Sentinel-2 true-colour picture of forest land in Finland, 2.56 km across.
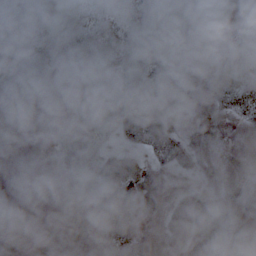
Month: October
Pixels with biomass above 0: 82%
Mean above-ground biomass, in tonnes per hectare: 31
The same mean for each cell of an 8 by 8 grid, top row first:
20 39 31 32 40 43 52 51
27 32 37 35 35 38 62 36
24 13 8 27 36 37 77 47
25 3 11 28 45 27 72 35
11 10 35 14 25 34 55 24
6 11 24 35 39 21 43 53
21 11 16 26 29 25 43 53
11 6 15 17 13 32 30 66
